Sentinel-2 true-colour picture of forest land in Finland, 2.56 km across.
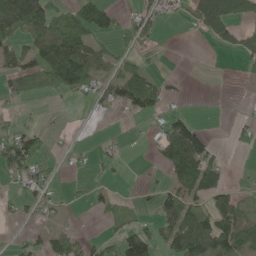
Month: May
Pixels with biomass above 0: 44%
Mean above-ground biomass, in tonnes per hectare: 42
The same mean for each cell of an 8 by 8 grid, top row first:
123 106 88 39 33 10 75 39
51 103 92 36 15 0 3 31
45 65 82 60 62 10 0 13
16 4 0 12 42 22 1 12
98 20 3 13 3 122 57 8
43 33 4 12 5 80 102 4
17 25 5 16 12 88 77 61
12 45 28 36 95 91 105 97
